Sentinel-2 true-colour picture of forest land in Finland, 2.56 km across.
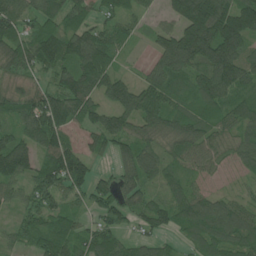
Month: June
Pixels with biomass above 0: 89%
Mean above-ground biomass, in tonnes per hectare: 95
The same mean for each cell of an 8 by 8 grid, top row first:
105 94 82 64 38 110 199 153
106 146 142 103 22 196 200 137
56 50 149 99 65 89 116 114
87 157 101 94 133 84 86 85
114 105 60 81 84 98 80 86
109 113 113 63 102 52 59 50
51 83 46 107 86 98 113 73
45 106 85 76 51 34 99 90
